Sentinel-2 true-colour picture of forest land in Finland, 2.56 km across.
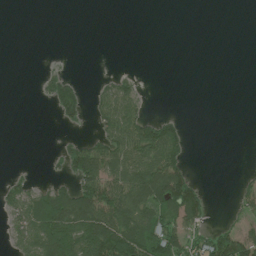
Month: July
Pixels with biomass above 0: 35%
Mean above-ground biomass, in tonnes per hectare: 37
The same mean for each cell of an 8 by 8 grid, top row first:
0 0 0 0 0 0 0 0
0 0 0 0 0 0 0 0
0 27 13 24 6 0 0 0
0 6 47 72 31 4 0 0
0 1 37 78 100 69 0 0
13 9 96 87 114 100 1 7
58 130 134 102 96 101 36 21
38 120 114 155 106 76 67 87
